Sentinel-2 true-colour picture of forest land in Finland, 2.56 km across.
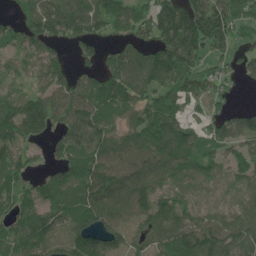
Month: June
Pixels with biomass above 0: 84%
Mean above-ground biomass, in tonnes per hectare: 93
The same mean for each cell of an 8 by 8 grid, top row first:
38 132 123 97 80 155 177 99
60 92 66 56 86 167 112 43
37 89 83 125 109 110 86 38
114 103 107 109 116 105 60 47
89 48 130 109 113 146 75 69
90 62 103 120 113 70 54 58
82 93 101 116 91 82 49 57
96 79 110 77 75 125 121 105
